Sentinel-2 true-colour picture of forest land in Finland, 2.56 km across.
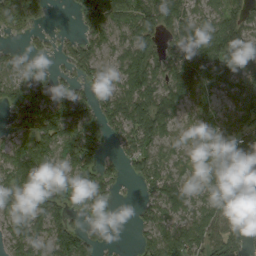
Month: September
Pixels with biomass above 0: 80%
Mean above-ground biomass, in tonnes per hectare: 78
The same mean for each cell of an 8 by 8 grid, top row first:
81 18 56 111 81 88 61 70
23 13 57 46 69 76 122 103
64 54 46 48 78 93 107 89
74 124 106 80 107 55 70 105
82 115 141 35 83 45 82 105
129 126 111 49 80 53 70 57
111 129 62 45 44 74 79 83
72 80 107 19 46 110 110 65
